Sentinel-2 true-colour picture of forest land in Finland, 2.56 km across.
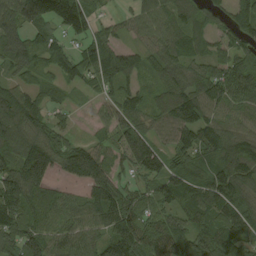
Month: August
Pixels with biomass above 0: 86%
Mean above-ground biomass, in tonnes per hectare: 87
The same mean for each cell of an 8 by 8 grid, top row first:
107 128 133 24 72 70 47 93
101 93 72 72 60 80 57 66
50 38 74 88 34 77 109 108
127 60 10 62 71 115 88 53
106 109 63 58 111 88 105 88
126 87 107 81 72 90 84 124
137 84 68 135 83 87 109 103
123 93 72 107 123 112 111 90
